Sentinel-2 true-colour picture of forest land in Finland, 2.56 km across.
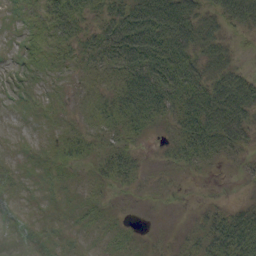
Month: September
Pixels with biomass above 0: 69%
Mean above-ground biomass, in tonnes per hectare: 24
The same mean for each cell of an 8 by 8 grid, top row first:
4 31 30 36 77 80 38 67
3 18 22 50 75 71 42 8
3 7 8 17 61 61 44 41
1 5 7 31 51 35 68 63
1 7 19 17 6 23 51 29
4 7 5 30 8 5 2 4
0 3 6 5 2 2 10 21
0 3 4 7 3 5 33 58
